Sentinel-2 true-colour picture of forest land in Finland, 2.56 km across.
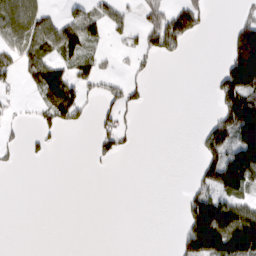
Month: March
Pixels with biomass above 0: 33%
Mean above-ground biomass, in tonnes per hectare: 46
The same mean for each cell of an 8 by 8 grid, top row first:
112 47 53 47 40 99 31 24
68 67 62 12 43 42 0 141
29 116 66 23 18 0 6 162
10 62 64 40 12 0 7 188
15 16 0 44 0 0 77 135
2 0 0 1 0 0 80 152
0 0 0 0 0 2 161 95
0 0 0 0 0 23 214 205
